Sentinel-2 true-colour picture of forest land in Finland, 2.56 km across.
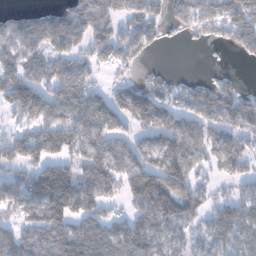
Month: January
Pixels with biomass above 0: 74%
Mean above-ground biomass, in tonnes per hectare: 75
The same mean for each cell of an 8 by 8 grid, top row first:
39 56 97 64 81 51 85 123
79 71 59 80 57 2 9 46
102 72 85 27 32 22 25 15
73 89 93 77 105 72 82 90
90 109 87 76 59 103 66 57
52 163 92 88 148 135 37 48
69 143 96 41 106 124 49 69
79 100 125 103 83 53 48 55
